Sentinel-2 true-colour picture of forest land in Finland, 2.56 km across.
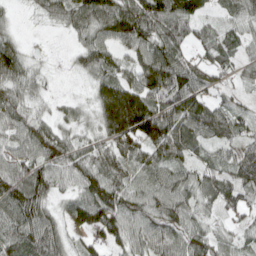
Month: April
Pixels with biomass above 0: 88%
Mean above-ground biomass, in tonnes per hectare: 71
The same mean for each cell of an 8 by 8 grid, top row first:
13 42 86 121 136 118 33 61
59 4 47 70 88 90 64 50
73 20 14 89 99 121 64 36
71 22 32 173 145 97 98 35
67 102 51 73 108 83 57 51
90 84 75 72 47 63 56 70
107 52 87 114 83 82 39 50
81 94 32 56 72 67 61 35
